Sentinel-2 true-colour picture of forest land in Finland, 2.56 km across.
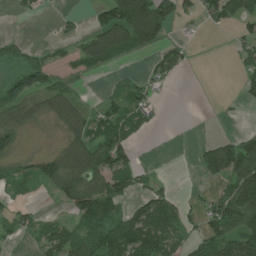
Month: June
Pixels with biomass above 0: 50%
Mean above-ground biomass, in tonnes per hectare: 60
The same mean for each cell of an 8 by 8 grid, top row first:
12 4 10 131 268 82 52 67
41 19 51 119 76 29 0 40
85 58 15 6 29 20 0 29
71 42 56 57 58 0 0 6
49 3 77 114 6 0 63 101
41 88 110 110 21 3 70 130
35 4 99 78 79 60 52 139
21 60 77 112 141 79 109 175
